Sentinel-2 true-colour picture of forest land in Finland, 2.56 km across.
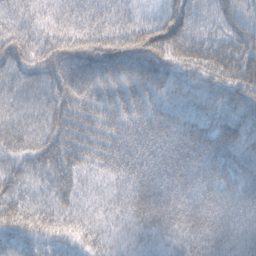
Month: October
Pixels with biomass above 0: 94%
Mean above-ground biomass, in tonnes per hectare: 40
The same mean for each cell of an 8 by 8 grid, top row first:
33 24 27 24 11 53 28 42
54 44 59 61 69 52 44 50
33 45 74 57 61 38 32 48
26 37 52 44 43 38 34 39
34 43 53 50 50 60 51 45
36 37 33 29 44 46 42 44
38 27 19 18 44 38 34 42
27 24 25 17 21 29 44 45
